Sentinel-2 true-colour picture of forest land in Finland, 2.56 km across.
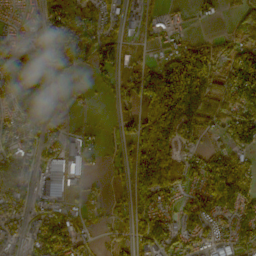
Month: October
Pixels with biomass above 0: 75%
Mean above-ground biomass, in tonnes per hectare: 74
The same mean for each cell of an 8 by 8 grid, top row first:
40 67 95 43 48 19 17 66
74 108 104 94 19 81 105 65
140 88 16 42 130 251 131 158
78 82 11 27 67 127 93 129
61 55 38 28 94 59 22 103
104 83 45 37 71 40 104 121
77 59 49 34 52 57 88 79
62 141 57 31 62 74 59 68
